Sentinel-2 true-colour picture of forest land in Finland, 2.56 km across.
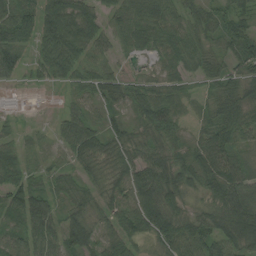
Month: August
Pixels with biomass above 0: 91%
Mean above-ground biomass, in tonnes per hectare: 53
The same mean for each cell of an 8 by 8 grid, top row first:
72 64 65 44 67 49 37 44
78 69 62 37 36 53 36 58
38 39 45 50 37 46 47 48
27 15 44 41 49 64 45 57
34 23 75 48 54 41 71 49
55 39 41 52 70 51 64 60
74 55 48 53 100 50 39 79
55 54 76 59 37 81 64 62
